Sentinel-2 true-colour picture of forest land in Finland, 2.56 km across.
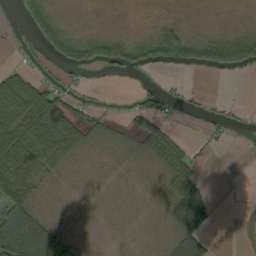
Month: September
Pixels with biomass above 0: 48%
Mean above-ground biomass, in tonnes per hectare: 34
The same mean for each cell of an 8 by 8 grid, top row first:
15 64 1 1 1 6 1 1
9 44 72 69 52 85 67 98
56 24 11 5 7 6 1 2
93 117 36 6 42 13 17 8
106 100 48 9 29 36 7 3
105 40 3 6 3 56 6 1
97 9 5 2 4 63 54 2
143 110 13 3 4 46 28 3
